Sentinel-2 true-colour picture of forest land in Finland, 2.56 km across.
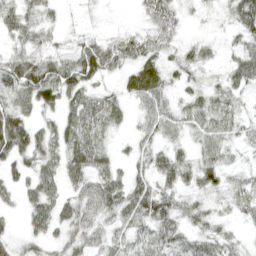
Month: April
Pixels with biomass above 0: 81%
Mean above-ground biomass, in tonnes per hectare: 33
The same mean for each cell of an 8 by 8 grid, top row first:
34 15 5 1 27 37 8 52
26 33 37 46 38 22 13 33
65 63 57 14 55 22 16 45
40 19 42 25 27 22 33 22
67 31 52 11 24 21 35 20
29 38 45 39 33 44 37 17
15 47 45 48 62 40 24 22
21 29 33 32 35 46 36 13
